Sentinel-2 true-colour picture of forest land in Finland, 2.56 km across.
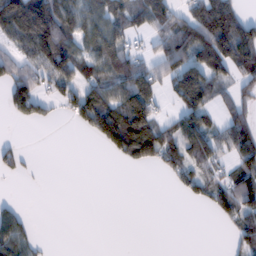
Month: February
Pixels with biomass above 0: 53%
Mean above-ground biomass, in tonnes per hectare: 70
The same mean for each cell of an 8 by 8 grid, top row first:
175 172 107 98 84 84 151 80
55 159 78 126 27 126 119 141
97 80 90 104 146 91 96 56
63 30 113 159 163 40 56 76
21 0 0 107 172 110 108 112
30 1 0 0 0 60 70 94
28 0 0 0 0 0 34 113
99 4 0 0 0 0 0 61
